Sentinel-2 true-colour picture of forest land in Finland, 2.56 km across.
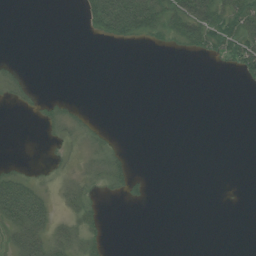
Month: July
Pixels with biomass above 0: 27%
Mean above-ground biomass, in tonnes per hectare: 15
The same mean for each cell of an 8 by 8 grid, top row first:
0 0 10 101 83 56 64 66
0 0 0 3 5 13 35 60
12 0 0 0 0 0 0 13
2 14 9 0 0 0 0 0
0 7 18 14 0 0 0 0
23 13 26 30 5 0 0 0
83 40 28 0 2 0 0 1
42 52 36 3 0 0 0 0
